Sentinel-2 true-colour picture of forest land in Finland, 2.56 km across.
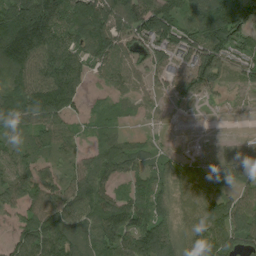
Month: August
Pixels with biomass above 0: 84%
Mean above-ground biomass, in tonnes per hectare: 91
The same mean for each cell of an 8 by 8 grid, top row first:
173 205 152 134 158 104 151 140
174 151 110 110 104 111 156 78
125 151 84 50 57 89 136 40
135 146 47 51 12 0 1 3
53 81 45 62 31 5 1 13
93 63 79 59 70 60 60 80
65 119 102 113 113 56 69 90
82 150 112 123 149 86 99 79
